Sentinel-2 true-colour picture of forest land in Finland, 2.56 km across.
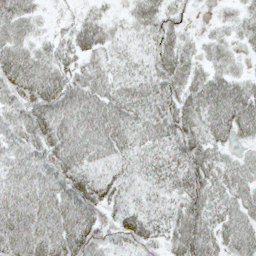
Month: May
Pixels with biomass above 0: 92%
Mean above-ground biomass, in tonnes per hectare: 40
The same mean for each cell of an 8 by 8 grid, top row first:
47 9 19 16 47 18 5 27
40 25 44 31 27 47 24 18
52 53 47 41 43 49 48 34
38 60 59 55 46 56 51 60
39 52 49 46 36 41 44 23
38 42 45 30 31 39 42 39
48 49 61 31 28 42 45 39
55 46 59 27 38 51 48 43
